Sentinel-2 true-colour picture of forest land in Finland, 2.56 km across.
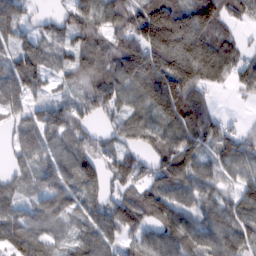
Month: February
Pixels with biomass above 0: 87%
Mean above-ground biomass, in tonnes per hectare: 88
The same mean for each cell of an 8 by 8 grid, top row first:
106 24 85 99 135 184 158 50
66 59 74 89 158 188 157 55
139 53 65 92 169 203 93 60
51 71 60 52 72 136 81 4
43 70 80 54 51 105 71 83
50 76 119 63 59 99 62 60
65 104 68 94 115 101 71 90
67 71 79 72 71 122 95 94
